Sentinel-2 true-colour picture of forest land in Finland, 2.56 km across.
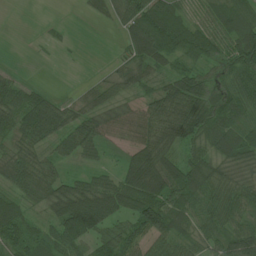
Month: June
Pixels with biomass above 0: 82%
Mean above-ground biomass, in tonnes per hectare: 56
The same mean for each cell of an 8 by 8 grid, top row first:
0 1 4 30 83 57 42 61
0 9 1 3 84 64 67 91
29 2 6 37 45 59 59 75
79 87 51 57 55 94 98 67
46 44 68 26 68 59 67 83
59 55 32 35 119 88 75 48
47 41 130 94 105 82 66 57
53 49 74 64 55 66 46 73
